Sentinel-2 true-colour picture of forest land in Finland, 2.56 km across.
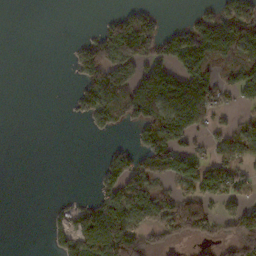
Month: November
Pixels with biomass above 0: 44%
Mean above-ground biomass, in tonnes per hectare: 60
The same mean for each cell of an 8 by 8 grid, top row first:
0 0 0 24 51 0 69 131
0 0 43 129 124 124 145 137
0 0 48 116 117 99 107 108
0 0 43 115 127 118 69 26
0 0 0 13 66 100 44 88
0 0 0 80 79 88 109 65
0 10 46 98 76 85 60 51
0 23 73 172 90 53 49 127
